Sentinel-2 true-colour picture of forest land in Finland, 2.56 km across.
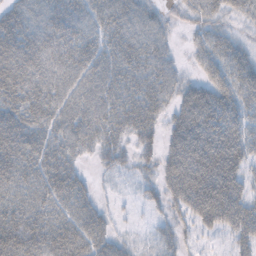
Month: October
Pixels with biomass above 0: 85%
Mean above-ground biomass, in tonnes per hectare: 53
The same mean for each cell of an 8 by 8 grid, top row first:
55 62 60 68 51 15 42 29
71 67 66 60 62 15 51 35
71 65 61 64 57 40 46 60
59 62 64 61 63 45 84 57
79 62 50 43 29 59 87 64
69 71 33 13 15 73 93 52
65 59 52 13 10 33 87 67
81 72 69 39 7 26 10 39
